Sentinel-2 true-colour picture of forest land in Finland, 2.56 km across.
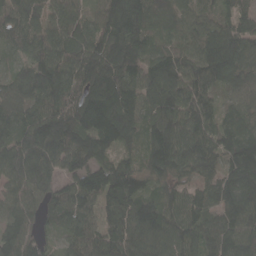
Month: April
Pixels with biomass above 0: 97%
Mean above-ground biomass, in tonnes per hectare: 111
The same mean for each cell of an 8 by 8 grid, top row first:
88 84 70 138 128 87 60 80
60 115 107 174 111 85 140 129
86 134 112 142 121 135 119 85
104 136 153 177 113 126 88 61
125 154 131 115 92 169 99 119
103 108 103 140 87 79 78 138
90 92 102 105 121 96 92 149
134 36 95 112 129 120 100 118
